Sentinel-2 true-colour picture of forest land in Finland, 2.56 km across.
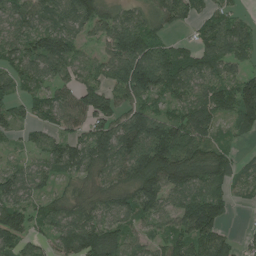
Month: July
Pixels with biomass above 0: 85%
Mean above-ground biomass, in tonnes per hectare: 85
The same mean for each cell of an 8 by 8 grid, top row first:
82 80 111 63 54 76 61 36
73 110 57 91 130 56 87 88
72 73 77 93 145 114 87 85
46 67 98 104 99 61 97 108
22 63 90 149 154 153 77 20
76 55 70 83 136 137 102 50
91 62 92 100 105 80 152 10
76 48 115 87 44 78 119 29
